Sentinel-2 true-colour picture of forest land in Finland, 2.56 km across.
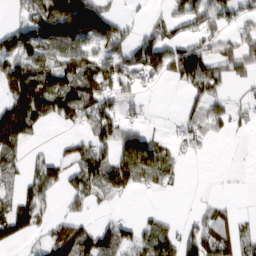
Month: March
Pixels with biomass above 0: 59%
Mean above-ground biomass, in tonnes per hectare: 65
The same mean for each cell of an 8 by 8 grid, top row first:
28 142 200 78 16 50 82 47
125 96 98 83 96 77 51 78
123 103 98 93 40 54 113 41
136 75 96 77 24 9 63 29
72 6 40 95 98 30 23 1
45 77 75 120 95 26 0 3
75 31 36 10 9 1 33 8
45 60 117 94 50 78 92 59
